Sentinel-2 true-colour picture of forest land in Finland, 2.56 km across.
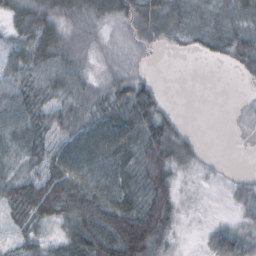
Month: October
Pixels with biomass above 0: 79%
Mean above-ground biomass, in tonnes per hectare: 40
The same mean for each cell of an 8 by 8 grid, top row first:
48 62 58 52 50 40 30 38
36 55 43 16 19 12 27 46
43 45 42 34 25 0 0 6
60 44 49 56 65 11 0 9
40 40 86 81 58 48 1 1
35 55 70 62 63 27 11 9
51 70 64 65 61 34 6 21
25 28 74 78 86 14 31 48
